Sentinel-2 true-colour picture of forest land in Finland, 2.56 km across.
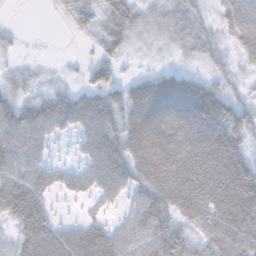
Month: November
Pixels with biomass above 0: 81%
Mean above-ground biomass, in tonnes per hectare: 50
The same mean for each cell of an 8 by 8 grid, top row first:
1 0 31 41 29 38 18 73
9 0 3 37 11 20 31 41
25 10 12 37 39 54 33 18
54 59 60 66 92 81 88 46
61 29 25 66 90 81 89 60
68 50 41 69 62 90 90 92
86 39 9 20 61 58 81 99
42 78 69 63 54 59 49 79
